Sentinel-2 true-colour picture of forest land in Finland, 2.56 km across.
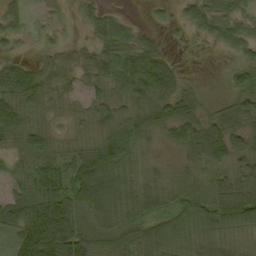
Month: September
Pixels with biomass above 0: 84%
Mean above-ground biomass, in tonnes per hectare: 52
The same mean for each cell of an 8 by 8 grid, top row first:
33 18 24 28 4 14 46 32
13 18 23 53 50 5 8 37
89 57 34 59 109 47 3 36
83 33 21 44 65 71 26 52
46 44 26 71 38 38 99 37
37 83 90 88 43 30 46 53
71 106 75 85 60 54 85 113
58 131 92 61 72 47 58 25
